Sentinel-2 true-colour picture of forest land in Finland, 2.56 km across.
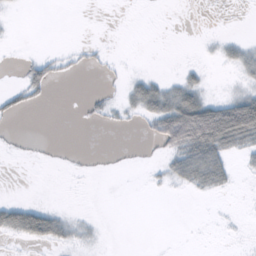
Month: October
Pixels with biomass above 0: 21%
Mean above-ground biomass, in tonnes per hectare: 12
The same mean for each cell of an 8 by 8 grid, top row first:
1 0 0 0 0 0 0 0
0 1 2 1 0 0 2 14
2 22 1 1 19 12 5 8
10 0 2 6 26 77 89 118
1 0 0 0 2 42 80 36
0 0 0 0 1 23 47 3
38 20 1 0 0 0 0 0
9 29 6 0 0 0 0 1
